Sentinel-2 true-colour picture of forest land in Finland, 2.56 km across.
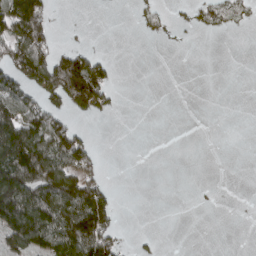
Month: April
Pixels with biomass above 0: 33%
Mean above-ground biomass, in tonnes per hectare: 52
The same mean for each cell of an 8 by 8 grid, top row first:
130 77 0 0 27 17 51 29
102 99 39 0 0 4 0 0
97 151 250 49 0 0 0 0
121 103 65 27 0 0 0 0
187 134 97 0 0 0 0 0
164 144 111 6 0 0 0 0
155 143 174 76 0 0 4 0
96 109 185 69 8 0 0 0
